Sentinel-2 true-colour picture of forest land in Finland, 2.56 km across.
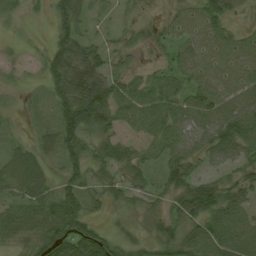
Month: August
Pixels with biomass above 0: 84%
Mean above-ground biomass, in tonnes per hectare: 48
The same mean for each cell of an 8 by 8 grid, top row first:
19 30 52 15 6 32 71 9
10 42 68 26 19 43 56 51
9 57 88 48 31 45 58 56
10 18 117 71 65 60 76 76
25 35 72 39 26 53 61 69
66 36 57 30 30 52 33 42
48 65 67 21 25 38 79 58
35 61 94 52 38 74 81 79
